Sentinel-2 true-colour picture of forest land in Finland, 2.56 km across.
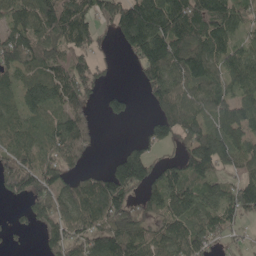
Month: May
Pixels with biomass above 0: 77%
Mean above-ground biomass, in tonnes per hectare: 110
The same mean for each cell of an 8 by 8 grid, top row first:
116 147 122 121 160 179 167 98
151 109 97 31 192 172 142 95
79 139 129 20 96 119 125 119
87 101 105 56 10 149 107 105
106 101 131 1 66 77 169 110
163 132 65 141 152 108 104 76
21 126 127 186 90 155 119 140
15 70 116 164 110 123 112 44
